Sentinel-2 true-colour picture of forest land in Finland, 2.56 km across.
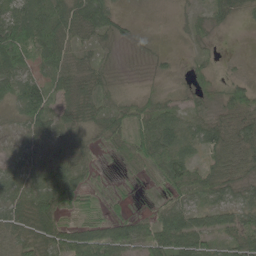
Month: May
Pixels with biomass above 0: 81%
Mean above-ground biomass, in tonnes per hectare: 43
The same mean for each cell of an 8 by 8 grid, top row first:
60 77 88 60 1 8 25 19
95 76 27 18 7 2 9 0
57 41 52 21 6 9 34 26
33 55 57 51 43 39 28 57
17 30 54 31 64 51 51 61
41 52 55 8 27 74 58 42
52 69 31 18 10 54 43 44
51 71 99 95 63 85 42 53
